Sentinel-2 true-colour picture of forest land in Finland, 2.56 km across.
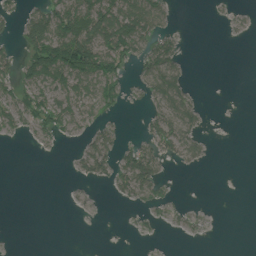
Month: July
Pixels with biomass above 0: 37%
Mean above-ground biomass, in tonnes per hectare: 27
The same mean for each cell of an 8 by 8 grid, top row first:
18 82 98 101 88 5 2 8
24 130 144 78 44 29 0 0
39 73 81 56 31 52 0 0
46 56 37 19 13 57 5 0
2 12 15 28 37 53 9 0
0 0 14 39 74 2 0 0
0 0 5 1 13 9 3 0
0 0 0 0 3 1 2 0
